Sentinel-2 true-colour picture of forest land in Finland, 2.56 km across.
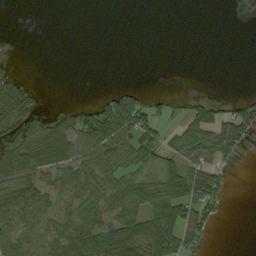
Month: September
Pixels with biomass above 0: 45%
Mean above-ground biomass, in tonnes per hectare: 29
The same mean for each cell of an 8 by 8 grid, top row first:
0 0 0 0 0 0 0 0
0 0 0 0 0 0 0 0
27 0 0 0 0 0 0 0
71 20 33 79 58 15 50 50
59 95 54 59 52 26 51 39
67 40 36 36 37 61 55 0
65 30 25 43 46 62 45 0
39 25 56 76 74 56 18 0
